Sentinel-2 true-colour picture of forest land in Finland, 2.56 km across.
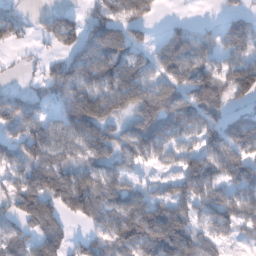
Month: January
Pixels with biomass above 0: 75%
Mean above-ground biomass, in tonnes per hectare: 91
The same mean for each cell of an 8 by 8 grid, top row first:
51 48 61 94 55 8 1 62
26 17 105 131 66 117 74 91
4 85 113 137 95 85 116 137
117 50 160 107 104 99 95 74
97 124 89 105 118 67 99 153
72 152 108 107 30 74 131 119
71 115 105 125 138 118 97 113
82 110 35 85 141 187 59 38
